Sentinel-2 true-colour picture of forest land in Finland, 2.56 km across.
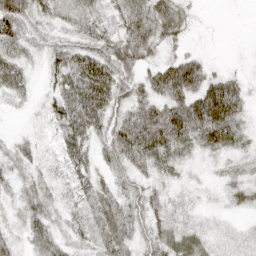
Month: April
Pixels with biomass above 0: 88%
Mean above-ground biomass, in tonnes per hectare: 41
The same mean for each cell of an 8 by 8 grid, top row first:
80 35 40 28 61 47 1 1
41 37 52 55 48 23 4 1
55 28 94 83 45 93 53 26
8 43 91 59 64 68 101 47
25 19 74 61 98 63 47 33
28 18 47 31 32 17 11 23
18 39 30 47 44 15 8 15
20 45 26 54 39 35 18 9
